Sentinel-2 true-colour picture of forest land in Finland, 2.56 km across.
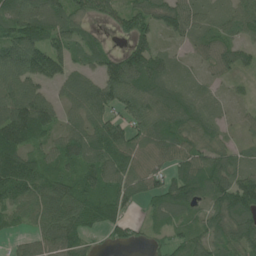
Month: June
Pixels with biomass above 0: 87%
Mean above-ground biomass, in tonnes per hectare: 79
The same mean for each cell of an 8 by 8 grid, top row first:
110 106 62 51 85 97 60 87
122 113 66 25 91 22 62 63
91 79 56 121 106 60 31 26
111 86 62 71 89 96 51 17
140 61 99 103 81 89 69 34
144 92 106 98 106 80 117 84
86 100 109 106 33 91 60 112
29 87 86 33 28 47 71 104
